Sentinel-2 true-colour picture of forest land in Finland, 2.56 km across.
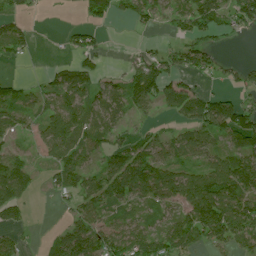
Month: July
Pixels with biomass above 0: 65%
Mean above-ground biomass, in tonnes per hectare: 58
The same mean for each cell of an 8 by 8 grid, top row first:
38 1 24 46 40 45 100 78
38 2 59 4 15 39 52 1
21 33 96 26 110 63 28 35
73 54 85 39 29 44 106 103
44 60 61 48 57 55 61 66
90 28 61 92 125 80 106 130
55 2 54 41 32 55 140 106
34 22 90 72 70 90 73 62
